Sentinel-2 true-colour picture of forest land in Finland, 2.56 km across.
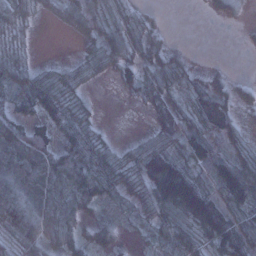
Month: January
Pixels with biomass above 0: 79%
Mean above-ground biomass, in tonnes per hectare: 54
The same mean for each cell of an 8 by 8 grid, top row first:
48 13 67 43 29 0 11 15
22 0 17 71 57 17 0 2
69 62 34 23 78 57 37 14
60 66 47 1 19 59 112 32
71 58 86 27 45 59 76 34
80 74 96 86 93 160 54 127
127 59 50 18 48 121 131 83
62 62 31 37 16 62 73 85
